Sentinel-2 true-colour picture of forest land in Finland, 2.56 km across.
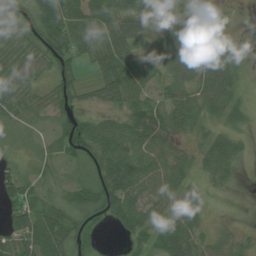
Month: July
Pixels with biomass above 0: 78%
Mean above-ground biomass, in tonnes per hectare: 41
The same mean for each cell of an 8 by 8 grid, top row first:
35 68 64 54 39 12 5 1
22 58 52 64 15 84 32 11
44 23 29 76 58 37 61 41
39 30 26 30 63 58 40 31
16 27 66 77 57 25 61 18
46 20 16 77 66 48 31 6
51 47 45 61 48 80 12 0
52 76 27 4 47 73 21 18
